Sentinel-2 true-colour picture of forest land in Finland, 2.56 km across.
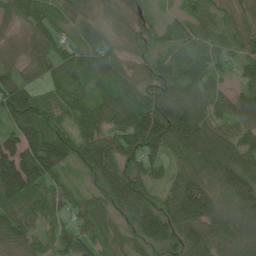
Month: June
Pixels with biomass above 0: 95%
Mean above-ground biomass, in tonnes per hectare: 111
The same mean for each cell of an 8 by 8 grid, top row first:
74 81 70 72 85 51 72 62
47 104 116 101 69 105 128 67
91 65 88 119 91 144 132 49
145 85 92 122 163 202 118 94
129 169 108 116 177 136 182 110
228 130 32 154 124 107 158 205
120 86 65 110 162 175 190 157
100 53 79 68 79 88 115 90
